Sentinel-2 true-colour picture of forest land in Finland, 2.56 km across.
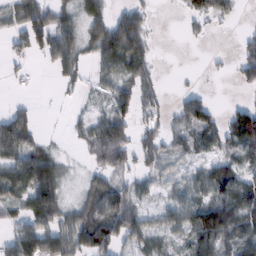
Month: February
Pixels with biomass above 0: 64%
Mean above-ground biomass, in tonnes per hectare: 47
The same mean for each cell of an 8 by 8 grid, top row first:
42 75 40 64 46 3 62 15
36 47 54 92 69 0 5 29
11 3 19 42 49 3 7 32
36 0 7 55 46 33 63 68
70 16 15 113 48 38 46 80
69 95 7 36 30 24 64 57
30 86 41 85 34 46 94 72
65 88 85 77 53 26 76 75
